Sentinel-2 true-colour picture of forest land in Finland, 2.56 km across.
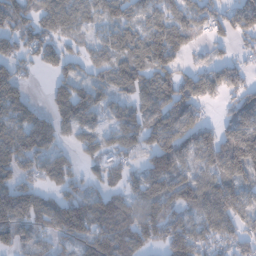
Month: January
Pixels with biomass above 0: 78%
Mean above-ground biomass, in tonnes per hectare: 80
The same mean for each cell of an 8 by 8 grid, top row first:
110 95 76 73 69 69 75 90
81 86 34 75 89 78 32 31
89 23 64 78 86 80 71 60
74 57 101 48 80 95 21 88
105 78 57 55 70 102 89 135
96 98 49 55 78 98 70 84
126 78 116 114 81 80 101 99
71 65 94 124 96 124 92 85
